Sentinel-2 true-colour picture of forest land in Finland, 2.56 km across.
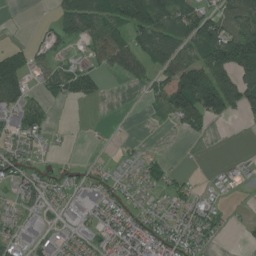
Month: July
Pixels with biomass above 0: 56%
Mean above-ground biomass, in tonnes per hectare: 49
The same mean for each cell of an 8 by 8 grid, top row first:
0 7 146 98 166 95 61 72
26 34 15 79 75 88 127 148
99 51 75 7 26 152 123 79
71 28 0 0 8 86 110 41
39 12 2 4 8 1 4 0
57 36 26 27 40 22 6 17
35 34 39 61 31 45 38 6
42 30 43 67 74 67 34 6
